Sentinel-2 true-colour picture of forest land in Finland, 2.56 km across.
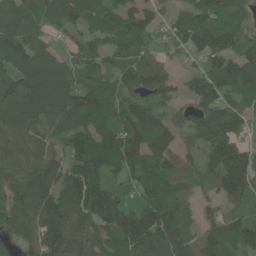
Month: June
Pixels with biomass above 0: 88%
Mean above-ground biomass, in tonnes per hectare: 96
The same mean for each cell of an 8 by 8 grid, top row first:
99 82 84 77 76 41 100 67
126 58 83 76 68 50 108 103
110 121 85 78 100 45 110 118
117 91 147 118 98 46 96 82
94 62 121 110 118 66 111 95
93 100 143 62 111 89 68 164
112 140 141 136 105 112 33 53
60 114 98 92 155 135 80 112
